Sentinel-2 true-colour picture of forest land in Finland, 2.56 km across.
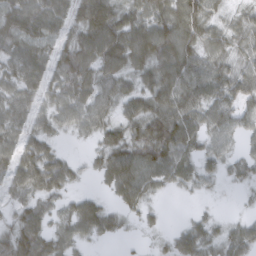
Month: March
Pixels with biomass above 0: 82%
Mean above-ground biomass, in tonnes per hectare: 45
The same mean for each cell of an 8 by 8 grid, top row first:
69 65 48 72 56 87 56 24
54 36 67 83 70 75 50 40
49 44 67 48 38 67 65 51
54 39 56 37 49 65 48 44
48 38 6 48 58 62 32 18
57 79 16 58 50 37 21 18
29 28 42 26 27 0 5 3
68 50 31 15 4 33 37 47
